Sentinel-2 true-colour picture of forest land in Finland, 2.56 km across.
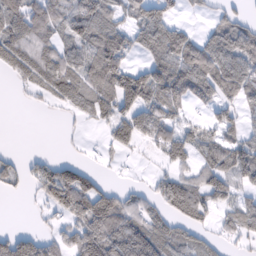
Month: February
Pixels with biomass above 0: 64%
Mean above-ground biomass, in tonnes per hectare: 57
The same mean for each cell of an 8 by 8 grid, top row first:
69 81 98 62 76 28 15 28
76 58 55 79 56 99 66 78
25 75 62 62 90 99 86 85
0 5 31 57 71 46 20 37
0 0 4 39 31 78 54 63
34 69 80 5 5 48 75 70
0 37 104 103 59 75 62 56
105 52 98 121 119 83 34 34
